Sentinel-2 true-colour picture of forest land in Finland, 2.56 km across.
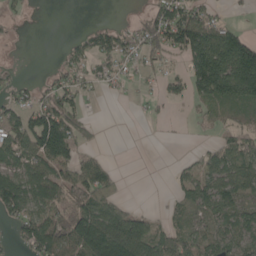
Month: May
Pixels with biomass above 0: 56%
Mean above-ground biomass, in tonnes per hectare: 59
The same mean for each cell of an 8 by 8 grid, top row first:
14 0 0 0 26 95 45 5
3 0 38 66 68 70 153 132
19 20 46 29 16 39 151 154
54 104 49 0 6 3 37 60
106 150 54 0 0 1 14 59
93 107 104 48 0 26 67 110
86 102 111 77 8 34 73 77
32 122 141 171 100 80 66 74
